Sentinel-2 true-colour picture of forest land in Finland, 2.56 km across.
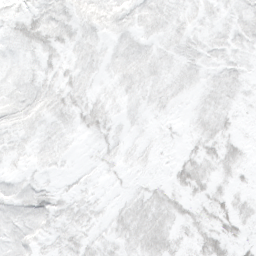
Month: March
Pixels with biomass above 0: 76%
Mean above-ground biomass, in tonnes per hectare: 8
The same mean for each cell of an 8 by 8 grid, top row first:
7 10 9 10 8 7 6 8
7 10 8 6 7 7 8 7
7 7 7 6 9 7 6 7
10 9 11 7 5 3 9 5
6 7 2 6 4 3 11 7
5 4 3 3 3 10 11 6
11 13 8 5 12 11 10 8
10 7 9 7 14 9 15 7
